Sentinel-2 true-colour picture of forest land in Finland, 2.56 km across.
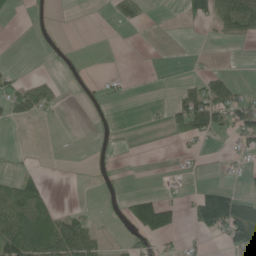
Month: June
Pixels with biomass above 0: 27%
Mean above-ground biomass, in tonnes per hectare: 26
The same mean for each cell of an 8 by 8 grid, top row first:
5 6 0 15 17 4 64 96
0 4 1 0 0 0 0 2
21 15 7 15 2 6 42 11
29 19 2 3 3 49 125 71
0 0 0 6 0 10 7 22
41 12 0 8 0 14 4 8
107 43 11 4 89 35 93 78
115 97 98 9 39 9 9 59
